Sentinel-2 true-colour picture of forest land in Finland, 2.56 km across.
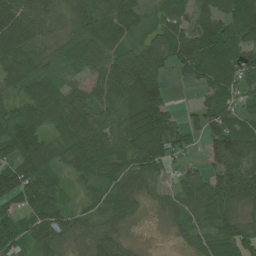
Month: July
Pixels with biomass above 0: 88%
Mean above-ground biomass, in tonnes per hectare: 83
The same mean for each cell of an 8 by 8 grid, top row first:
116 88 98 93 52 46 99 137
107 69 68 76 72 113 131 83
75 63 42 127 169 18 87 85
68 91 121 88 179 48 91 53
120 65 102 84 130 99 59 106
148 79 49 69 74 32 72 145
73 131 33 66 24 47 92 77
99 102 52 66 4 15 57 96
